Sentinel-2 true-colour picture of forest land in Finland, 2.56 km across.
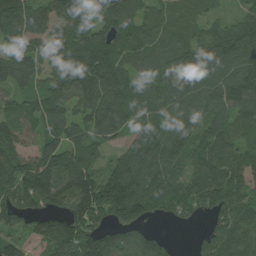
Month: July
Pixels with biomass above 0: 91%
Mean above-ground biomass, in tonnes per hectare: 125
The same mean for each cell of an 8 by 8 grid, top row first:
179 129 166 123 81 63 49 73
128 131 151 116 72 80 149 197
113 112 175 149 78 140 155 153
77 134 96 159 116 129 125 120
103 116 112 66 190 130 137 105
146 180 150 129 160 93 156 157
134 109 147 175 128 91 112 173
71 150 176 125 109 11 91 163
